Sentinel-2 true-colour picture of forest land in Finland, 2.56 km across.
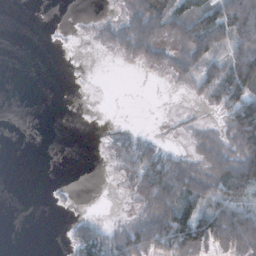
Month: November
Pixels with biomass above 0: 45%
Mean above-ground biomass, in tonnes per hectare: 37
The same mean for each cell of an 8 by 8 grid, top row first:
0 0 1 11 90 70 64 107
0 1 1 28 66 46 82 70
0 0 0 0 1 25 65 118
0 0 0 0 0 4 12 96
0 0 0 28 52 7 38 73
0 0 0 8 92 105 62 111
0 3 2 1 36 107 68 81
0 0 79 68 86 110 93 93
